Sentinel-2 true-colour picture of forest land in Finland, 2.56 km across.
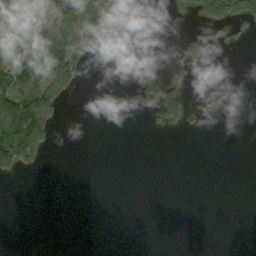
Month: September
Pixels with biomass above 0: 20%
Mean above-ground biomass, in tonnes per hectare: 33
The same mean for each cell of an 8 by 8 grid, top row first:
127 51 111 76 0 2 121 118
117 171 97 0 25 4 4 6
159 118 38 0 37 21 0 0
191 123 0 0 3 74 11 0
207 49 0 0 0 0 0 0
25 1 0 0 0 0 0 0
0 0 0 0 0 0 0 0
0 0 0 0 0 0 0 0
